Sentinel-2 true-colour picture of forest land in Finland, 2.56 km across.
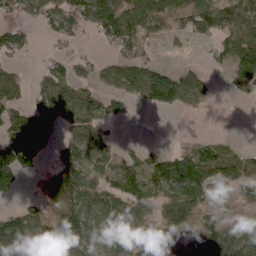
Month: April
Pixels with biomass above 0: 63%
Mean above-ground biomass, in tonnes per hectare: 64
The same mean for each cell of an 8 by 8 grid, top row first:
37 78 110 125 89 62 85 81
62 14 22 40 52 9 22 95
49 66 58 62 127 125 30 52
58 90 100 41 15 38 9 0
96 47 88 37 19 10 41 13
77 64 119 77 93 125 76 62
30 48 134 111 80 94 31 11
88 77 98 93 53 44 66 70
